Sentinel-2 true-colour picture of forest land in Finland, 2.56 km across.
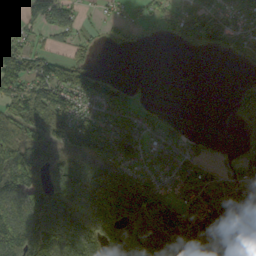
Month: October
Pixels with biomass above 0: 69%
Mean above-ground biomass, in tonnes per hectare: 82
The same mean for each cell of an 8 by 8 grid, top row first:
56 109 37 27 51 116 142 81
146 41 38 25 22 24 60 52
149 134 109 61 4 0 0 9
108 139 76 100 37 5 0 43
111 104 111 135 69 49 10 28
168 104 65 98 61 69 61 69
119 150 142 129 107 108 133 103
156 135 103 111 122 68 145 114
